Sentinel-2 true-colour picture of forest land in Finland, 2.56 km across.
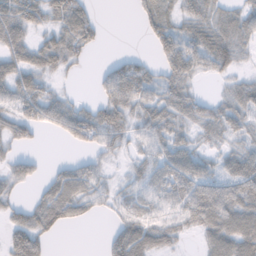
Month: November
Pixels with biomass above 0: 71%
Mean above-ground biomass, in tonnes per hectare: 40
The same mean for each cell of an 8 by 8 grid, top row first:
70 41 57 0 21 27 46 45
56 54 39 0 4 65 73 41
59 24 4 50 49 54 12 26
39 48 45 58 41 43 33 42
29 1 27 34 32 49 21 25
41 23 57 14 40 59 46 61
30 62 39 21 39 48 90 68
65 28 0 39 55 23 38 74
